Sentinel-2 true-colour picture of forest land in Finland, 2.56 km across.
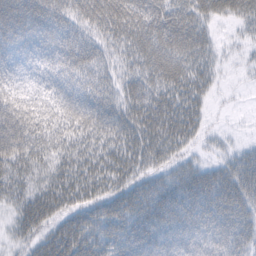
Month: February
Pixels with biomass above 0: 90%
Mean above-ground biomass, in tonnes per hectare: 48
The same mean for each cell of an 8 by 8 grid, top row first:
64 62 49 77 64 57 43 43
45 61 64 40 59 65 32 12
34 42 57 37 56 65 30 4
76 48 59 51 59 58 18 2
77 48 42 44 54 43 14 13
51 41 49 51 37 41 50 66
33 52 42 46 56 64 67 65
22 45 58 44 57 51 57 55
